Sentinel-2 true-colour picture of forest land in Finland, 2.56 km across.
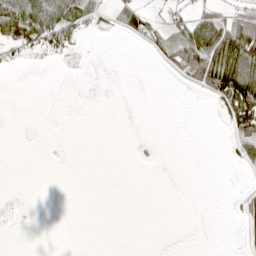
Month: April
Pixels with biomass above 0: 20%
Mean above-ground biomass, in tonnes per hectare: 12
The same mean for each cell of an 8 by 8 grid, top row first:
56 57 37 18 32 19 26 38
18 32 8 0 10 35 62 65
0 0 0 0 0 3 60 58
0 0 0 0 0 0 1 86
0 0 0 0 2 0 0 24
0 0 0 0 0 0 0 1
0 0 0 0 0 0 0 21
0 0 0 0 0 0 0 8
